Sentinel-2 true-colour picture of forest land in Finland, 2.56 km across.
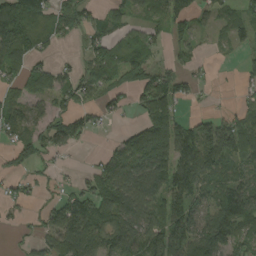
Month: August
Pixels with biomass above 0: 68%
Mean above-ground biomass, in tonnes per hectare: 73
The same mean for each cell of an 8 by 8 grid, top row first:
149 87 68 68 44 85 34 51
155 39 26 83 89 37 12 29
55 85 76 77 82 58 13 20
62 60 58 37 77 74 20 38
56 63 30 29 169 133 119 104
34 22 20 101 115 119 87 65
23 47 105 108 86 108 77 140
12 72 135 87 115 135 122 99
